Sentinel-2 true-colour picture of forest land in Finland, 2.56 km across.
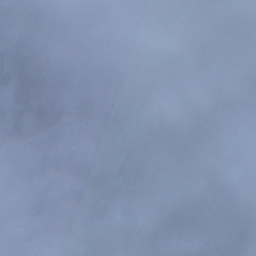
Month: December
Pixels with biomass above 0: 89%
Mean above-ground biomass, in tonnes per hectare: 113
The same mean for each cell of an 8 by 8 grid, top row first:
86 118 103 115 30 3 99 73
167 152 94 104 96 125 61 45
84 130 138 121 107 135 92 101
84 199 139 126 117 201 150 62
111 155 65 132 148 162 196 30
96 122 195 183 118 53 140 85
72 67 118 172 84 105 145 121
102 92 79 134 142 101 137 118
